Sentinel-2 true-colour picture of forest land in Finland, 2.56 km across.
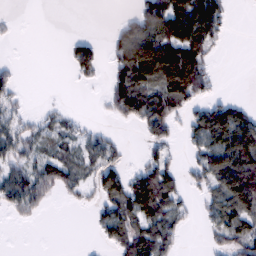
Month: February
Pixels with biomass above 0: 54%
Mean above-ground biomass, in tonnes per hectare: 48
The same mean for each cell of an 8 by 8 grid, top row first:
4 0 0 2 80 110 90 0
1 0 53 43 121 103 54 0
24 0 21 59 108 125 47 0
30 16 5 38 96 57 69 52
54 38 42 36 29 18 75 112
56 77 47 66 66 51 69 141
45 15 12 63 94 59 34 92
0 0 1 48 95 40 16 63
